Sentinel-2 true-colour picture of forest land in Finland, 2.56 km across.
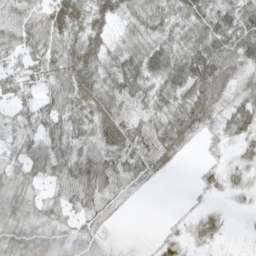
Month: May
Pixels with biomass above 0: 84%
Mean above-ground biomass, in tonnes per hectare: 44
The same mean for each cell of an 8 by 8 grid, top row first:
50 45 46 32 54 51 64 68
43 54 48 38 56 52 85 88
42 39 51 62 62 77 96 54
30 49 46 52 55 65 63 59
35 48 40 48 64 63 16 30
36 41 63 57 39 6 21 24
40 36 43 32 1 2 15 10
47 38 43 6 1 30 28 4
